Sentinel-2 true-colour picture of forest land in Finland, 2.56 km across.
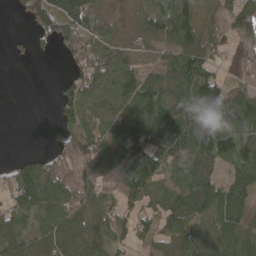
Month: April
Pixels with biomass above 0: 76%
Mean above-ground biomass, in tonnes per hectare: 70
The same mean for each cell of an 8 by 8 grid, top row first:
16 120 115 17 59 102 63 91
9 13 94 51 49 95 85 25
0 0 86 83 87 115 96 25
0 1 66 69 88 86 116 113
0 10 62 57 105 70 115 105
74 122 67 67 142 67 74 57
73 88 80 61 58 72 78 71
85 81 87 62 54 78 101 95
